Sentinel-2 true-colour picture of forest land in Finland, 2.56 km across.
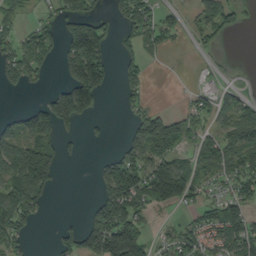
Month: September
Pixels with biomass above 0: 51%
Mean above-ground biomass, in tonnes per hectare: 72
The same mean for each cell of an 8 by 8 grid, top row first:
69 27 130 42 90 32 81 32
100 96 191 59 67 19 26 0
74 15 196 43 42 1 11 5
28 91 160 1 68 32 68 57
90 67 19 14 135 90 55 102
98 112 0 125 127 165 50 86
108 25 4 169 61 39 50 95
74 4 81 212 98 79 69 142
